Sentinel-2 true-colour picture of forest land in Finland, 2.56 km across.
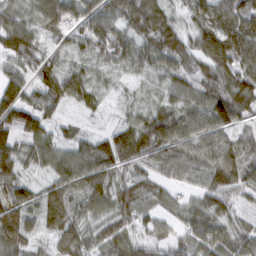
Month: March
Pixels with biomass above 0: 93%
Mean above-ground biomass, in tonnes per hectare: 79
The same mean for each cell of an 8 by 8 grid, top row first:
83 95 83 94 138 56 102 118
110 51 55 92 75 92 109 120
67 86 82 30 37 62 64 104
115 57 36 15 60 79 110 100
91 72 63 102 114 90 81 66
73 49 99 88 65 54 87 89
66 98 64 88 65 51 81 42
89 46 91 97 70 61 84 75
